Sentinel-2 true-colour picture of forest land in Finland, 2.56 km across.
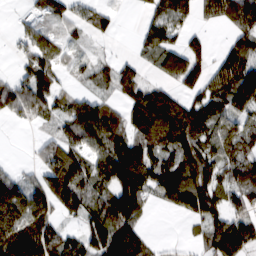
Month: February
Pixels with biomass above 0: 71%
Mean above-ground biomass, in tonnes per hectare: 78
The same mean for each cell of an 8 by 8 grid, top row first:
11 58 51 33 25 89 51 112
21 61 18 5 48 57 34 80
58 62 21 62 48 64 69 149
70 51 101 63 178 139 95 79
0 50 79 119 92 104 81 66
51 113 127 122 103 100 77 71
182 121 100 121 48 50 97 63
175 119 81 161 61 11 61 123
